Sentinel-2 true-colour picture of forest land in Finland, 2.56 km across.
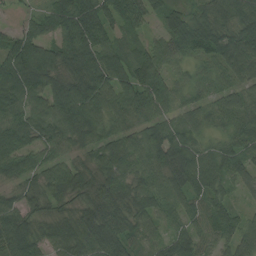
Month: August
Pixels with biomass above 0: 95%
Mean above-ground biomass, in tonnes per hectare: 79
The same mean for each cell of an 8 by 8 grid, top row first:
13 55 115 79 62 50 75 95
109 76 122 75 52 72 92 170
149 112 113 98 114 53 62 87
85 91 149 79 77 59 65 70
111 75 63 77 83 103 42 64
55 71 66 96 69 75 102 66
65 49 52 94 82 52 72 35
105 61 75 96 44 62 43 76
